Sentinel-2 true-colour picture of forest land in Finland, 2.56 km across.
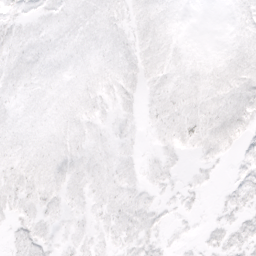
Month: April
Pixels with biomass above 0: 80%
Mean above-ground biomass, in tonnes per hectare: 8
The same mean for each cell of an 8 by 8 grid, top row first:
6 6 9 8 10 5 0 5
9 9 8 10 11 5 2 8
9 8 7 9 9 8 9 12
7 7 9 6 6 11 11 12
8 8 9 7 3 10 11 10
13 11 9 9 6 5 4 6
9 8 6 10 10 5 2 9
7 8 6 7 11 3 6 10
